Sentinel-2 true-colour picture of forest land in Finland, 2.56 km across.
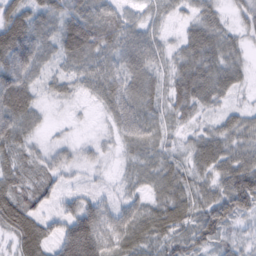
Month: February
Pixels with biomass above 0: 92%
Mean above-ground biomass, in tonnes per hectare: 54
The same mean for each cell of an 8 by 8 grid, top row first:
68 49 63 57 33 20 51 31
103 39 86 51 57 32 75 36
77 30 38 55 55 53 77 38
88 13 6 51 62 42 29 34
62 23 23 21 56 25 67 55
55 45 13 11 44 60 50 109
93 33 76 40 54 78 69 76
67 64 168 69 69 70 63 31
